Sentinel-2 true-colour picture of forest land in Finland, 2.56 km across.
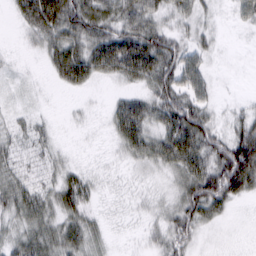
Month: March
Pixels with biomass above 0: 74%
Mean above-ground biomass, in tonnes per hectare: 34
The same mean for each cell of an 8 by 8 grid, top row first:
25 81 70 52 55 32 17 24
4 37 55 77 73 44 23 2
7 10 43 25 41 56 29 2
11 4 6 28 48 71 35 22
24 18 2 15 51 69 62 81
32 18 27 8 12 30 75 105
46 37 41 6 13 41 67 6
37 44 45 9 10 43 2 0
